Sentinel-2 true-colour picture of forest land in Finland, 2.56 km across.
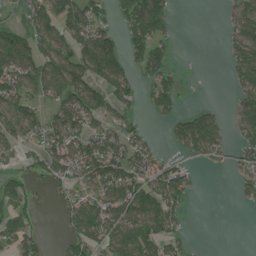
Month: July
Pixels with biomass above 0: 56%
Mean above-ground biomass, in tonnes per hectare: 75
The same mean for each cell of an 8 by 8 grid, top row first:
26 111 117 33 166 25 0 92
124 105 114 145 115 17 0 105
111 107 122 126 52 41 1 82
112 64 134 69 25 63 58 83
59 90 109 102 63 54 138 64
45 66 99 144 106 87 2 48
69 9 96 120 128 70 0 12
76 13 96 107 112 51 0 0
